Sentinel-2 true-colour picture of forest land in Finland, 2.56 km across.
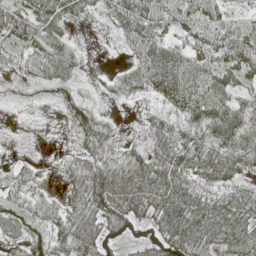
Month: May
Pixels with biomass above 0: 84%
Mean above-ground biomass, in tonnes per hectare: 43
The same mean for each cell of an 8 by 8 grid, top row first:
68 63 37 38 68 34 41 17
30 56 14 6 45 40 43 52
15 27 15 19 48 77 49 35
11 7 25 8 13 33 73 53
6 2 38 41 33 58 51 49
22 10 64 86 83 74 66 38
37 33 57 79 65 79 67 55
34 55 67 43 32 73 54 57
